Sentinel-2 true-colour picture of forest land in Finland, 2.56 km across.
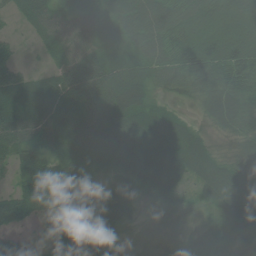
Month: July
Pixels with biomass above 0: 92%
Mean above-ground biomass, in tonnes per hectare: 60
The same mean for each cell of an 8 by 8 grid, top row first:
23 54 40 56 85 83 103 109
13 35 55 47 77 71 106 98
53 42 110 82 69 43 59 69
80 75 89 79 69 27 52 65
63 62 88 70 69 67 44 31
44 101 69 29 58 68 81 53
68 67 61 70 17 33 37 68
45 12 80 34 21 34 25 40
